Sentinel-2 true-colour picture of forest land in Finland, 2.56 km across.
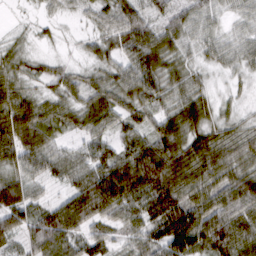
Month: March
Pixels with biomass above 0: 92%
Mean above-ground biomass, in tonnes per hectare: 60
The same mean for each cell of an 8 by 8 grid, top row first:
3 14 16 54 54 44 37 25
23 9 14 45 102 45 35 31
45 35 37 51 99 49 21 17
82 48 51 65 54 60 49 24
90 62 31 47 69 79 81 51
57 47 63 117 127 84 68 74
104 50 92 93 76 113 91 94
49 95 62 45 67 138 104 85
